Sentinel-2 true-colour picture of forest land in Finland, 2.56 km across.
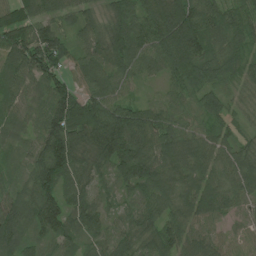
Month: July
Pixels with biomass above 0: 97%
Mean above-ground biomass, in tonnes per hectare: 90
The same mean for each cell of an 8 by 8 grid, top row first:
98 84 64 68 97 168 115 71
126 143 53 109 85 159 89 62
77 99 56 76 41 74 72 59
59 114 150 102 78 60 91 29
50 152 114 161 127 109 99 60
40 131 88 73 134 106 103 108
95 120 90 45 78 88 113 58
90 66 62 59 76 103 70 43
